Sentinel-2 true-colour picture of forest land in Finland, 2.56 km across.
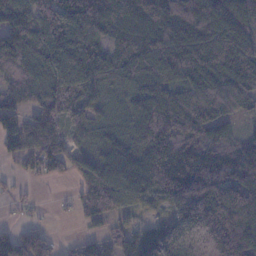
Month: November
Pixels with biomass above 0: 87%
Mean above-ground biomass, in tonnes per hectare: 117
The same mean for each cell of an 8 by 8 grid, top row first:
184 146 174 128 152 183 179 158
160 174 180 95 149 161 151 154
76 152 193 108 123 98 118 125
92 106 114 65 122 154 115 61
111 115 56 94 129 118 92 64
23 68 75 124 136 149 129 120
16 4 70 138 62 113 180 191
110 70 37 60 69 122 127 174
